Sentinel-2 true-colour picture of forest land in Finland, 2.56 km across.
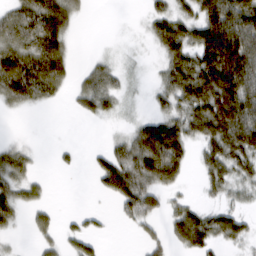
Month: March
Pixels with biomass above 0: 61%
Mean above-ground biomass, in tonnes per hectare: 59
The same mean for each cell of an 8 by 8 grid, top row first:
68 105 28 0 21 70 113 126
79 89 2 3 5 99 156 153
123 96 28 43 6 89 164 159
18 6 31 29 11 66 147 152
19 1 5 30 121 114 82 131
55 7 4 109 95 63 56 59
54 24 5 11 76 33 34 30
8 27 48 4 25 41 71 44
